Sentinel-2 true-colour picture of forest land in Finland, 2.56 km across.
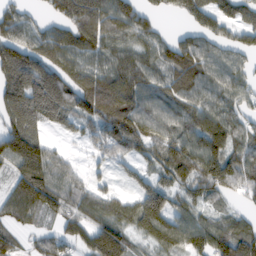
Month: February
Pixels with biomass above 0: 84%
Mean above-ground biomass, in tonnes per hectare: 94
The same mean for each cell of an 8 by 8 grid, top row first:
62 50 169 129 70 34 96 76
111 75 93 78 69 92 93 77
106 138 92 114 94 104 109 74
106 139 96 148 110 86 104 65
146 60 25 88 107 127 132 89
83 121 46 36 54 118 153 127
86 57 95 85 146 73 61 31
53 53 77 162 59 129 130 141
